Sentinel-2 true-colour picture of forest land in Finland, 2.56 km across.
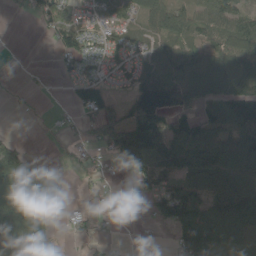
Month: May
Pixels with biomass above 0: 68%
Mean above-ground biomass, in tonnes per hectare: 68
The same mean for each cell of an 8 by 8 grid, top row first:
7 60 29 41 55 70 75 72
1 9 77 42 45 72 70 100
4 3 60 21 60 75 110 111
3 5 52 72 130 87 61 124
35 1 22 94 200 122 122 126
125 102 7 16 85 100 136 130
120 137 15 11 16 130 98 152
58 52 17 12 8 58 134 81
